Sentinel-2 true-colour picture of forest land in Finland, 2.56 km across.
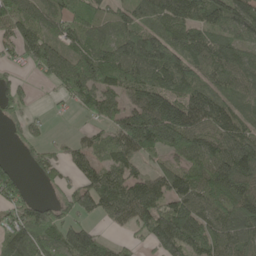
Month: May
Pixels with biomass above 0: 80%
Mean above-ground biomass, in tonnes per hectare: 94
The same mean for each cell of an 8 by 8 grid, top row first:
96 78 83 70 91 135 92 126
66 94 83 91 166 129 119 79
35 42 132 90 106 124 78 83
38 13 34 86 149 157 127 70
16 41 50 89 142 110 98 114
46 41 68 95 78 111 108 166
67 65 81 97 132 139 84 151
108 98 149 29 54 172 113 112
